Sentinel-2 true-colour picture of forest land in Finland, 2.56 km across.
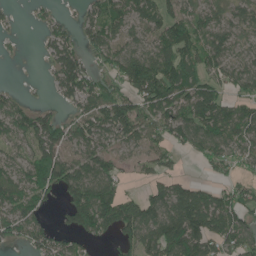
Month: June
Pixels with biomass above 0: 73%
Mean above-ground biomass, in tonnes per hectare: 82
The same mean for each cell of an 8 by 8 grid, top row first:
9 21 27 95 79 97 65 63
4 41 64 87 67 131 102 49
1 20 121 57 174 117 93 84
90 41 68 140 97 96 129 73
63 122 73 54 71 69 94 77
58 109 118 79 33 49 20 43
84 41 173 149 120 138 139 92
43 78 57 39 130 168 125 106
